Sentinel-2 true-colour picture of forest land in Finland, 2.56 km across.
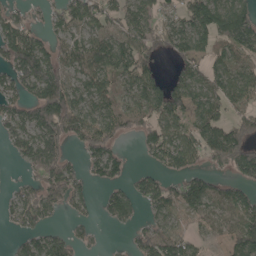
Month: May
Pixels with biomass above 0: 70%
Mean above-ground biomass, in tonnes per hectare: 76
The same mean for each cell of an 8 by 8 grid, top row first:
56 33 91 75 78 68 130 106
128 70 85 108 98 75 72 94
80 139 71 79 89 56 72 92
67 153 88 75 76 100 86 64
54 124 55 60 49 99 118 124
7 127 50 67 46 58 66 75
57 73 37 70 36 71 80 87
26 82 38 2 74 94 29 97
